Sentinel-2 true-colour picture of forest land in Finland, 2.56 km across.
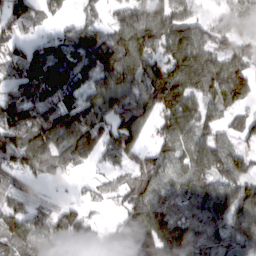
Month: March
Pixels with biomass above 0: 81%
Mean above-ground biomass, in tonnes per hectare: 85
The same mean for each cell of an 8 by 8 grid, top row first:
90 34 28 37 90 88 27 83
52 71 117 124 119 136 90 64
56 99 79 99 128 174 129 136
91 89 104 88 91 137 70 52
113 112 120 93 52 80 86 44
55 55 16 40 90 69 90 81
59 37 41 17 127 69 96 95
100 87 66 101 203 106 78 91
